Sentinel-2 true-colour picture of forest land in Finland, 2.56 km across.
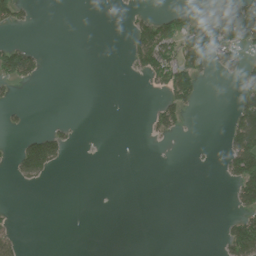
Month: June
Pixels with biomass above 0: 19%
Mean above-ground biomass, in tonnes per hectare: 30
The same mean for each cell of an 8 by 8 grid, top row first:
52 0 0 0 27 52 108 208
61 3 0 0 107 92 137 86
59 3 0 0 23 114 12 46
10 0 0 0 6 66 0 71
24 101 3 0 2 1 2 101
26 29 0 0 0 0 0 106
2 0 0 1 0 0 0 44
27 0 0 0 0 0 0 116
